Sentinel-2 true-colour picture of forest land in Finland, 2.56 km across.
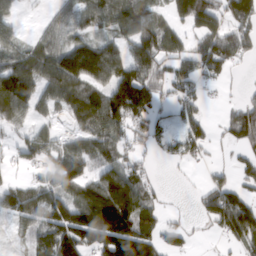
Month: March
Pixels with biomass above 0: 70%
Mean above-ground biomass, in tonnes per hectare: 86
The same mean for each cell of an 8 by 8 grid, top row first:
40 28 84 104 105 74 139 95
60 84 127 87 136 70 86 76
150 105 167 154 139 65 45 7
92 38 84 151 125 51 20 76
41 64 71 81 48 57 50 57
15 56 104 160 57 3 28 33
94 97 140 277 154 3 92 128
19 95 139 202 161 53 6 81
